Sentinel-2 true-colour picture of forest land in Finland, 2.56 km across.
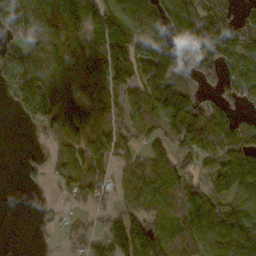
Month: October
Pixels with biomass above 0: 76%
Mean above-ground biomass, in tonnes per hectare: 98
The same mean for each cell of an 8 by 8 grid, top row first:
173 92 126 168 130 179 166 83
89 125 110 154 55 92 164 128
135 131 119 136 107 81 51 97
52 158 136 84 130 200 108 50
1 44 123 108 64 124 117 127
3 37 116 41 101 106 74 124
0 23 33 41 87 101 104 115
6 14 55 109 114 124 114 119
